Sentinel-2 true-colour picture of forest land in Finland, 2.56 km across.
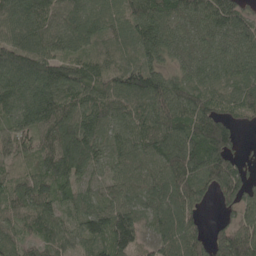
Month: May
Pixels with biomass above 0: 94%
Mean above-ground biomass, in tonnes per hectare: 87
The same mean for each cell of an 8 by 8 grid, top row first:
115 98 83 65 102 76 94 87
113 86 62 78 93 73 71 91
113 113 98 96 122 73 72 77
93 121 91 83 83 109 107 57
79 85 129 58 92 108 147 35
56 96 64 60 88 108 109 92
73 90 55 88 84 112 25 82
61 81 61 128 45 97 73 124
